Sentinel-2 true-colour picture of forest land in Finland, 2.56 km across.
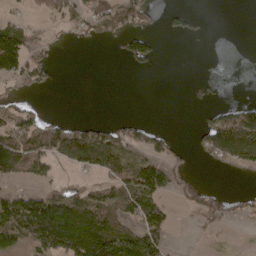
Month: April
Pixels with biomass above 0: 39%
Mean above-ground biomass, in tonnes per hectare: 44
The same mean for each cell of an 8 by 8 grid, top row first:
20 27 42 73 33 16 4 0
120 18 4 5 69 0 0 0
44 25 0 0 0 0 7 0
57 12 0 0 0 0 20 72
93 76 115 78 51 17 66 162
57 34 15 58 103 33 0 8
111 126 107 80 98 14 43 22
76 127 138 137 117 3 3 2
